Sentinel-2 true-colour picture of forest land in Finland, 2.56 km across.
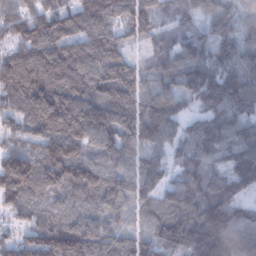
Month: January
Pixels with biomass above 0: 97%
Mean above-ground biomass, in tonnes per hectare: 113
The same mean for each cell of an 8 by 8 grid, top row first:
109 128 150 111 107 51 88 63
105 142 133 118 42 72 104 109
165 155 143 161 83 100 156 119
97 176 173 179 140 109 114 78
55 117 118 132 108 90 132 117
174 92 122 106 115 74 117 159
71 58 63 83 64 131 161 93
71 114 135 90 81 139 169 122
